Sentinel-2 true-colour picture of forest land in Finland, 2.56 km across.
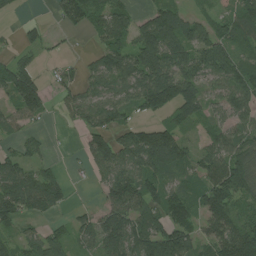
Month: July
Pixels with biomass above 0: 75%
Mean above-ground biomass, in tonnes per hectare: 87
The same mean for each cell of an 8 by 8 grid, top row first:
13 10 92 108 45 78 46 106
34 25 3 95 139 104 114 72
146 30 55 91 130 138 79 106
72 41 80 92 71 109 51 79
32 20 24 115 168 135 54 82
127 74 7 121 124 79 89 151
119 92 23 111 141 110 127 90
62 84 57 139 168 158 81 161
